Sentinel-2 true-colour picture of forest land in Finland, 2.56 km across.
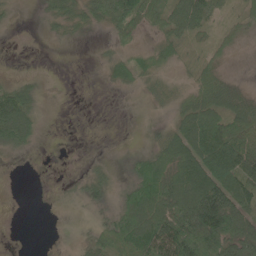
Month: June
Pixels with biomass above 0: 65%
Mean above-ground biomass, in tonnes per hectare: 45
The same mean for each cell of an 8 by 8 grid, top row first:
10 27 48 79 61 71 49 27
2 2 1 30 27 32 30 14
20 6 0 21 40 21 51 14
98 8 1 2 15 45 76 63
51 3 2 1 9 89 98 95
0 3 19 25 89 90 109 79
0 6 18 42 103 101 161 96
1 4 19 67 111 118 151 102
